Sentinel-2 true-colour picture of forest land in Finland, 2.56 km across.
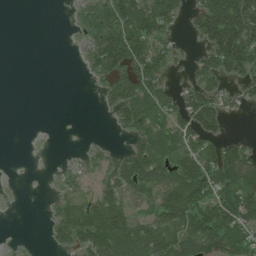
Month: July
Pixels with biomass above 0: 56%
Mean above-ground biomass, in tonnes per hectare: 59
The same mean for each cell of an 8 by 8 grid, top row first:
0 0 29 102 121 52 116 162
0 0 16 139 111 31 64 148
0 0 3 66 101 12 61 60
0 0 0 32 90 63 106 15
0 1 4 12 64 77 69 44
1 4 29 51 115 89 98 121
2 13 93 128 57 129 112 132
3 17 69 130 111 111 120 97
